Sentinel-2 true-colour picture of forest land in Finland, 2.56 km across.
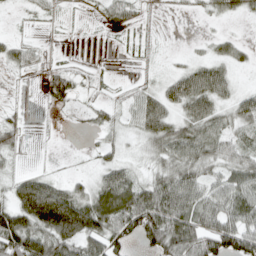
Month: April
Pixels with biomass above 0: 66%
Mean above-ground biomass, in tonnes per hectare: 34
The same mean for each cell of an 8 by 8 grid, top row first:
3 13 3 30 11 2 11 13
28 6 0 2 7 1 13 20
2 21 19 5 12 37 56 10
11 4 12 21 43 36 42 44
27 1 1 22 26 62 61 39
23 17 11 34 25 61 41 50
54 90 73 84 96 72 56 58
89 78 65 62 48 84 63 57
